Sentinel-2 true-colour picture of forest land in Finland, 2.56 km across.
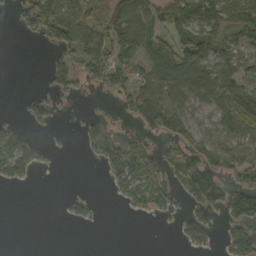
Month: October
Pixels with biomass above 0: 50%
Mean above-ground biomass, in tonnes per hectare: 44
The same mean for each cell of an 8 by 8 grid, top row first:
20 116 104 91 70 63 77 71
0 26 96 80 54 64 68 45
0 22 37 74 54 82 82 61
5 31 5 10 78 77 41 84
66 10 17 59 44 44 51 61
55 0 0 42 78 47 92 46
0 0 20 1 36 21 57 68
0 0 0 0 0 14 41 70
